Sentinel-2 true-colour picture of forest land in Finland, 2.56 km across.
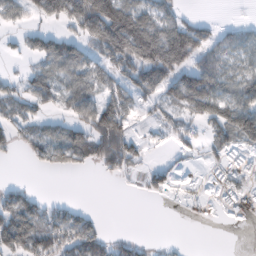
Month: February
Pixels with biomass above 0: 56%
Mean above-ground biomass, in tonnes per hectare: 65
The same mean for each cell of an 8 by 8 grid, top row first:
42 91 161 226 112 60 9 7
19 86 77 154 191 211 77 80
24 74 85 70 119 108 125 95
47 29 66 113 31 41 101 138
43 84 95 140 31 28 45 79
0 5 8 30 26 20 6 22
122 53 30 0 0 5 5 24
142 95 117 45 15 5 0 0
